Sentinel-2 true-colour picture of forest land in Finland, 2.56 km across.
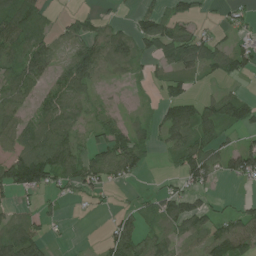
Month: July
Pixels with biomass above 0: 62%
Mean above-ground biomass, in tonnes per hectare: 56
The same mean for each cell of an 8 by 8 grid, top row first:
104 35 47 17 46 58 12 32
79 72 63 82 46 102 73 56
76 44 94 18 18 56 25 29
55 67 39 20 15 75 85 97
64 109 43 90 59 70 81 43
119 105 85 49 21 36 61 84
29 19 7 10 31 74 41 38
100 31 1 70 72 48 71 100
